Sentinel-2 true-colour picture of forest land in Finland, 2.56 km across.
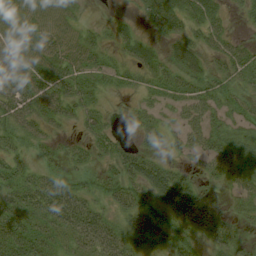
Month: August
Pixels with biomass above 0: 77%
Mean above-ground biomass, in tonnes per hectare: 31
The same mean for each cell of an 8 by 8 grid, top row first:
47 49 13 6 26 54 35 10
47 47 40 13 20 26 26 26
50 49 37 20 20 28 32 29
58 39 28 6 19 18 33 28
24 19 15 28 18 16 33 33
28 23 21 27 52 31 20 36
39 47 45 23 40 51 33 18
55 32 37 40 28 46 33 23
